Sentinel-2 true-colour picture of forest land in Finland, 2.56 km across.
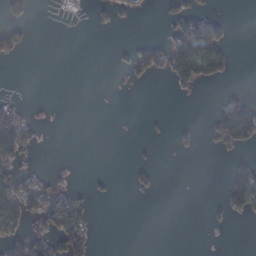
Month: February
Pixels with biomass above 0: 22%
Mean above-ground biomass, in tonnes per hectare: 22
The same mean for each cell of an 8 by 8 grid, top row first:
31 2 3 18 8 33 44 0
38 0 0 6 29 85 121 1
0 0 0 2 16 45 45 1
47 3 0 0 1 0 8 80
104 1 0 0 4 10 11 56
64 16 2 5 11 0 0 54
97 57 51 0 0 0 6 35
55 58 57 0 0 0 0 0
